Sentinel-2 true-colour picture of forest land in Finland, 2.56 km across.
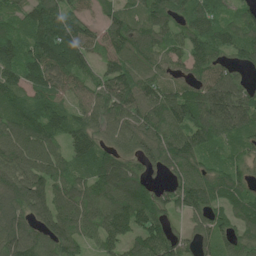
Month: June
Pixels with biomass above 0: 90%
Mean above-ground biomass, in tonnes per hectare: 93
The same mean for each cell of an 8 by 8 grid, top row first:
71 122 72 66 82 76 88 59
103 148 112 83 92 70 102 85
100 115 78 118 82 48 86 61
104 110 65 95 97 110 141 155
106 91 85 58 91 110 89 74
111 97 88 137 56 70 86 74
108 102 109 107 125 67 102 91
111 91 81 90 123 68 65 86
